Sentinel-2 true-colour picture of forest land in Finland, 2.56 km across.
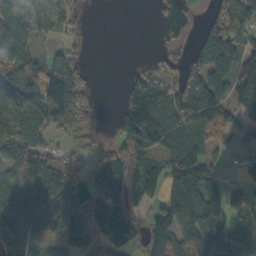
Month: October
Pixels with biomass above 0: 73%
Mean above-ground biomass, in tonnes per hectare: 87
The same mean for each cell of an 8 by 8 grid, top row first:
64 42 13 0 0 83 25 93
75 32 17 0 0 39 131 93
147 164 73 0 70 68 127 140
145 143 82 13 170 115 131 81
139 56 24 33 100 99 52 35
57 168 58 142 111 121 91 26
211 254 108 147 44 152 117 56
135 96 84 117 58 91 113 92
